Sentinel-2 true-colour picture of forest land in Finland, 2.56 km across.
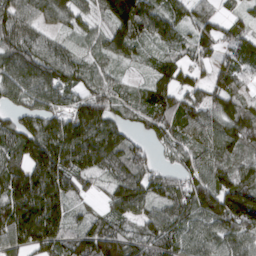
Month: March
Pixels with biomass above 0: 90%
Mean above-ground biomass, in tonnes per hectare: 99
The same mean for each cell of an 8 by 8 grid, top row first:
94 83 71 130 127 66 80 41
102 73 42 94 55 54 74 82
126 128 82 54 33 91 66 76
73 115 124 86 88 129 91 107
110 163 175 140 54 81 92 128
120 178 95 72 85 58 98 99
167 196 33 71 85 104 154 229
116 138 96 118 76 98 95 91
